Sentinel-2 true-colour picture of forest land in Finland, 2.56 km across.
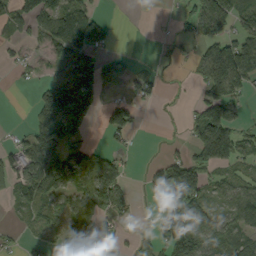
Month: September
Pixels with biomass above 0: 55%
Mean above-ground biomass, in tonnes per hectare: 63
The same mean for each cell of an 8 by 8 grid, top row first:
49 76 121 12 8 23 126 74
23 52 129 33 0 15 62 112
8 47 137 75 33 6 116 97
0 136 133 65 11 3 121 31
35 145 65 14 1 11 120 67
69 123 81 103 22 134 44 35
30 56 64 64 8 173 60 75
14 24 41 57 27 153 102 66
